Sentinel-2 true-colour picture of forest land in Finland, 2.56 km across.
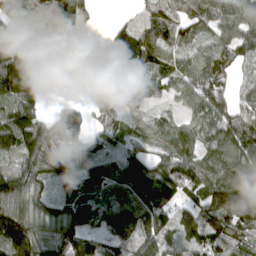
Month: April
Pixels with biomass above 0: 84%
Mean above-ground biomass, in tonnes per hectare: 103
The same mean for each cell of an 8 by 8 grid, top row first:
78 87 90 8 57 114 116 110
102 31 28 90 115 87 74 114
228 6 0 129 102 75 146 58
131 55 67 76 52 40 107 98
125 163 118 70 42 99 88 146
88 108 110 129 159 148 118 131
143 88 141 137 149 94 111 172
220 120 133 91 112 107 140 103
